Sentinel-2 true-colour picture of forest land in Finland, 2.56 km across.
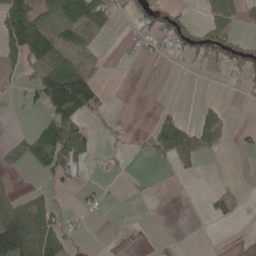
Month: May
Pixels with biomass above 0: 36%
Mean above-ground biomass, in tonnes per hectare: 36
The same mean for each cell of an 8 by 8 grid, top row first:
127 41 114 43 32 38 27 24
92 112 67 1 12 26 64 46
16 131 136 0 1 0 10 15
2 66 97 7 0 17 40 1
28 89 58 4 14 107 60 6
8 27 15 8 2 8 0 1
65 48 13 2 0 0 8 9
150 112 20 1 0 5 0 14
